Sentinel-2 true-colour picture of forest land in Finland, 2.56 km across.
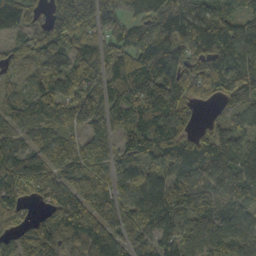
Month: October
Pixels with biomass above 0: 92%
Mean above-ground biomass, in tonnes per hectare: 100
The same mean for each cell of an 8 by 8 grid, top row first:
111 103 197 80 72 151 112 84
62 107 81 69 114 142 117 137
34 94 98 91 129 155 95 114
72 88 90 86 139 154 17 75
88 71 51 48 117 126 127 102
140 109 77 75 90 96 129 119
81 65 102 91 126 117 93 77
68 129 110 110 68 132 116 84
